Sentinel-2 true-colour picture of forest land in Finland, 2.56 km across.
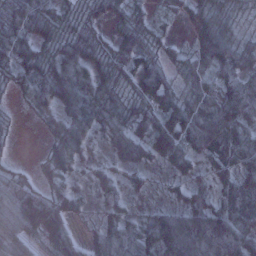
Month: January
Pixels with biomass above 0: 87%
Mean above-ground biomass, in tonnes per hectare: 56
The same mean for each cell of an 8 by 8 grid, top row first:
60 45 33 40 27 25 57 27
66 45 42 41 49 20 76 51
38 83 12 48 79 28 49 61
6 46 54 59 44 75 67 101
8 28 56 32 54 75 92 78
35 39 20 26 30 29 36 71
131 117 23 41 21 55 81 79
83 87 28 55 65 163 156 104
